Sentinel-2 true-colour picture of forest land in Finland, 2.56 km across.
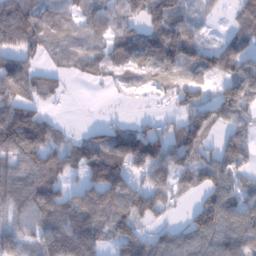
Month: January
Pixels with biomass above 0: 77%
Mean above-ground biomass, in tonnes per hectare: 87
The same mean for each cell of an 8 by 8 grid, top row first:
138 73 60 72 75 76 14 58
88 52 53 77 101 113 49 80
148 52 25 34 43 61 56 119
155 28 0 4 6 41 88 119
156 106 63 123 145 113 65 113
95 121 50 134 65 107 97 67
102 132 131 156 116 27 120 111
107 111 163 80 95 93 118 124
